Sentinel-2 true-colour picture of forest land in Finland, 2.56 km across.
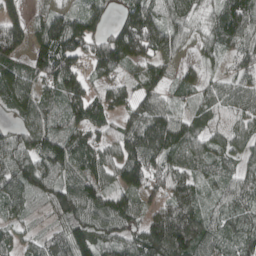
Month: April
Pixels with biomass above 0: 90%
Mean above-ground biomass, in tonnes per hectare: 96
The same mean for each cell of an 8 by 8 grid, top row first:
81 84 91 45 148 75 44 127
127 157 134 148 142 68 54 100
118 101 94 68 89 59 48 82
81 73 120 79 100 61 72 87
82 106 99 84 156 129 80 82
107 98 103 94 123 107 62 83
68 55 128 135 75 158 58 78
58 68 120 81 136 209 95 74
